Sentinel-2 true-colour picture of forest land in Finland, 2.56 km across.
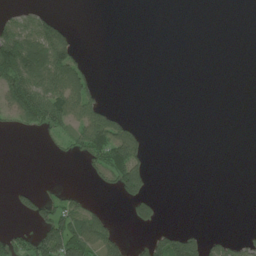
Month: July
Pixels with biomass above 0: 26%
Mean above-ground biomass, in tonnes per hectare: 31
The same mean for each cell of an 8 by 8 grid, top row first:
23 35 0 0 0 0 0 0
138 137 32 0 0 0 0 0
102 106 71 0 0 0 0 0
67 100 83 39 0 0 0 0
0 13 72 130 36 0 0 0
0 0 5 75 73 0 0 0
26 58 53 3 61 0 0 0
41 120 86 57 21 76 37 24
